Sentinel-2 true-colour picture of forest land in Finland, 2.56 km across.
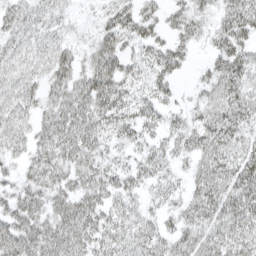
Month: April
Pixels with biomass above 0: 85%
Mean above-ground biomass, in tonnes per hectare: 36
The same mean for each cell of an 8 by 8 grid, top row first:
34 31 8 33 35 29 25 53
34 38 21 47 29 35 20 46
44 36 39 54 25 24 30 46
45 37 48 41 30 18 37 45
32 45 49 21 25 27 45 36
26 49 40 33 28 18 46 46
46 42 49 33 24 24 43 46
54 49 44 35 38 34 36 38
